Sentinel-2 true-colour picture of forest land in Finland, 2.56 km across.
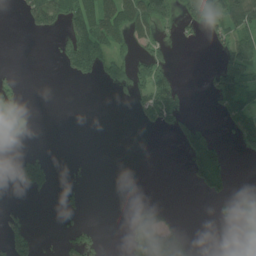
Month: July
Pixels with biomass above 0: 29%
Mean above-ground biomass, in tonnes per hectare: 41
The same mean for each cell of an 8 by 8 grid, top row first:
7 115 122 108 118 59 97 88
0 3 137 93 40 16 13 79
20 0 28 59 69 36 30 103
70 0 0 0 49 84 6 93
30 0 0 0 0 29 88 46
45 60 8 0 0 0 93 0
11 0 22 0 44 8 5 45
74 3 68 0 80 86 0 22
